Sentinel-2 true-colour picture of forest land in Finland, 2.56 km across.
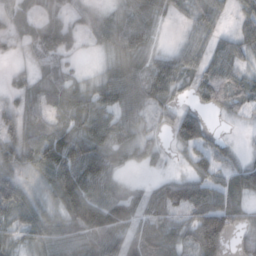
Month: November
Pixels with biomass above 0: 84%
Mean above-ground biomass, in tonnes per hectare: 56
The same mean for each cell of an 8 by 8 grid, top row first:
40 47 32 32 63 14 50 30
21 65 23 34 52 24 46 38
20 49 25 48 68 58 65 38
46 55 79 64 45 46 28 19
74 107 87 74 48 39 49 7
46 67 125 49 13 32 66 51
63 44 135 135 65 67 117 60
32 68 72 84 114 56 148 29
